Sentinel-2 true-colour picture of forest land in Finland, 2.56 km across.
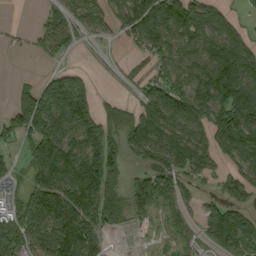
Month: September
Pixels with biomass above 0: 74%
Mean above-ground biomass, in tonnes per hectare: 112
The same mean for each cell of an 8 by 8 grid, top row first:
0 52 55 70 203 182 125 31
11 65 34 6 80 117 121 123
19 94 109 3 62 116 186 206
120 204 203 61 125 146 162 192
54 207 156 146 152 141 120 179
65 179 265 141 100 111 63 110
88 185 184 146 78 59 61 102
153 142 226 19 3 34 72 170
